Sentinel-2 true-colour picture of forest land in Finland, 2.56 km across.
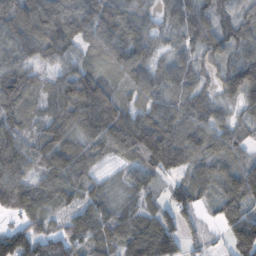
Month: November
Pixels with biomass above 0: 90%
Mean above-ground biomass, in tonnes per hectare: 81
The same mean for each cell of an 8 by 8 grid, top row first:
111 133 115 115 64 79 87 60
93 87 69 92 79 49 76 84
121 42 132 56 83 82 41 106
96 49 117 115 84 80 89 38
86 89 81 82 140 120 78 62
84 74 69 21 62 46 67 106
73 48 62 65 46 38 22 101
115 77 79 74 157 73 18 141
